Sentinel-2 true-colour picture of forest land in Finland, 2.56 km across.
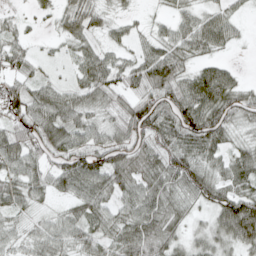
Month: April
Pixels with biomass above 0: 85%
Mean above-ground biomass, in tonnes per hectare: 52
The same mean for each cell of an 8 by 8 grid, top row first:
17 18 70 27 11 36 40 20
43 7 39 33 36 54 46 9
52 27 42 57 64 78 80 25
53 72 58 44 82 73 91 59
71 63 53 61 55 63 68 30
53 52 90 68 64 74 56 59
40 19 46 45 74 52 45 111
31 61 47 55 81 46 50 75
